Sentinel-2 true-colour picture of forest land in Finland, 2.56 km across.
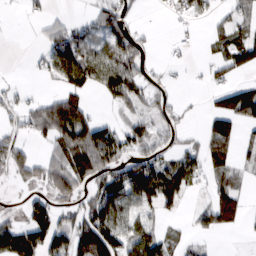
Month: February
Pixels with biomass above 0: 53%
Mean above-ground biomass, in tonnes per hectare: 51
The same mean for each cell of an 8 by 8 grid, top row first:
2 23 12 78 5 32 31 37
0 58 104 79 35 10 12 75
6 26 92 95 59 10 24 26
42 97 92 14 35 28 32 98
55 39 121 104 67 35 47 33
34 67 94 87 110 86 47 23
4 74 50 93 48 22 51 36
93 90 84 114 62 19 9 2
